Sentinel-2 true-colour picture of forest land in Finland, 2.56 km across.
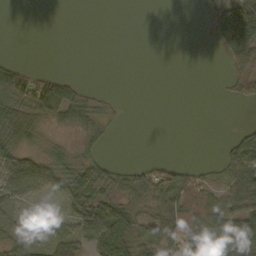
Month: October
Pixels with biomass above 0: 46%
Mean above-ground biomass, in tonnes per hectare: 30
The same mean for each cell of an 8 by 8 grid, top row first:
0 0 0 0 0 0 41 125
0 0 0 0 0 0 3 94
47 34 8 0 0 0 0 39
51 43 46 12 0 0 0 0
44 15 20 7 0 0 0 43
60 49 64 41 46 56 24 69
19 4 50 54 29 77 78 68
28 27 48 89 53 84 72 87
